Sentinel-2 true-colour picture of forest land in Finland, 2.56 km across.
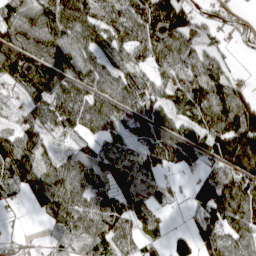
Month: April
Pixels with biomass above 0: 84%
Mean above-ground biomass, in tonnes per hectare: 88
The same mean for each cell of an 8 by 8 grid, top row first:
94 128 122 104 143 191 54 30
125 118 85 78 112 118 51 15
83 122 89 85 74 73 125 31
30 111 126 108 103 82 140 171
105 47 42 64 84 143 88 183
106 104 89 73 97 20 59 107
15 104 89 81 85 14 112 116
14 20 67 87 65 58 93 89
